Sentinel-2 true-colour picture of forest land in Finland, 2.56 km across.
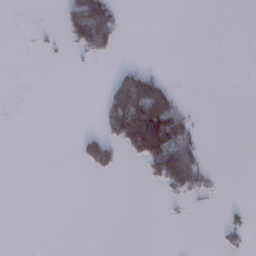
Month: January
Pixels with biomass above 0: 15%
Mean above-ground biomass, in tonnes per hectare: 19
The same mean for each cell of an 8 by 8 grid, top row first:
0 0 112 69 0 0 0 0
0 5 47 38 0 0 0 0
0 0 0 34 90 5 0 0
0 0 0 79 148 76 0 0
0 0 22 55 143 99 4 0
0 0 1 10 21 116 30 0
0 0 0 0 0 3 2 9
0 0 0 0 0 0 0 19
